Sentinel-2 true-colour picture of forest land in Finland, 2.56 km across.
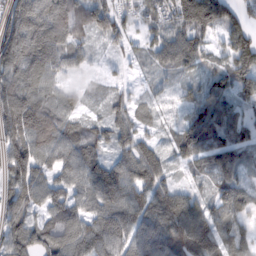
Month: February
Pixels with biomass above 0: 91%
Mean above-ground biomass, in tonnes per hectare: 100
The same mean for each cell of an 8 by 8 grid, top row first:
156 163 106 119 72 128 209 85
181 163 71 36 50 120 59 144
142 85 18 26 23 38 64 110
188 145 53 62 36 18 114 57
121 138 112 61 72 69 107 78
116 86 118 161 130 33 64 70
122 88 91 126 111 134 78 78
145 123 134 130 127 136 154 73
